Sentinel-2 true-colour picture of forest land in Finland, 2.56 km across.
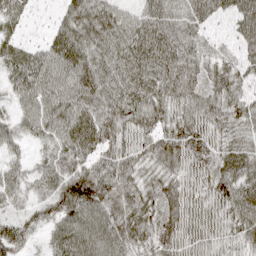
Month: April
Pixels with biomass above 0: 98%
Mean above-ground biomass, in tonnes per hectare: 62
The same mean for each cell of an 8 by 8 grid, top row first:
41 9 74 72 66 55 53 77
36 51 76 64 84 72 37 47
56 74 82 60 75 69 51 55
42 72 73 71 82 52 59 61
39 45 78 65 54 82 65 54
51 58 91 77 47 67 63 78
31 51 93 72 65 73 62 80
66 41 89 73 57 76 55 49
